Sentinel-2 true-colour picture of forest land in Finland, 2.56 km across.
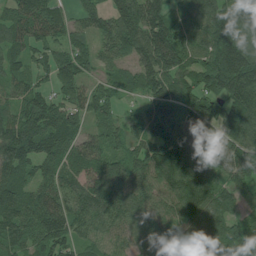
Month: July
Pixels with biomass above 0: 91%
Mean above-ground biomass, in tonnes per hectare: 111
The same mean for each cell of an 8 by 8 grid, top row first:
121 131 69 108 169 75 148 153
85 90 59 89 147 151 117 186
85 54 96 72 124 121 108 223
91 118 79 49 65 109 98 153
158 123 84 60 94 147 93 124
109 90 91 123 113 142 103 90
137 127 109 135 92 119 159 78
118 133 86 74 73 101 141 146
